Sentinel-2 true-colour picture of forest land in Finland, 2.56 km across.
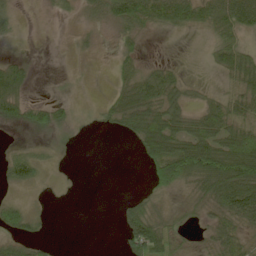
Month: May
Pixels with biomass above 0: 57%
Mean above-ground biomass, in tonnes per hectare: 36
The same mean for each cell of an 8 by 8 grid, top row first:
23 6 16 68 78 64 62 79
2 0 10 11 15 0 19 53
62 1 3 16 57 39 4 58
47 45 6 42 81 52 50 59
7 10 6 0 62 72 84 96
38 7 0 0 15 75 115 133
26 3 0 2 34 18 39 91
29 11 0 0 116 38 26 42
